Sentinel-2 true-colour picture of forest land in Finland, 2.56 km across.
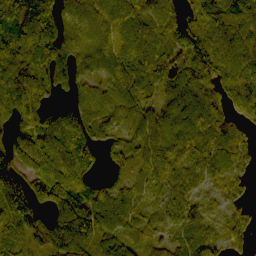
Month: October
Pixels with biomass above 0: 88%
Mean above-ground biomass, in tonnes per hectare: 88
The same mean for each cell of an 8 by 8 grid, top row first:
131 87 90 107 102 84 85 95
86 103 94 110 125 123 117 67
111 79 58 79 121 121 95 105
85 63 91 90 69 114 81 99
64 80 83 54 79 73 56 58
171 122 75 28 61 64 53 59
161 97 150 122 55 68 41 47
66 109 157 85 64 44 72 49
